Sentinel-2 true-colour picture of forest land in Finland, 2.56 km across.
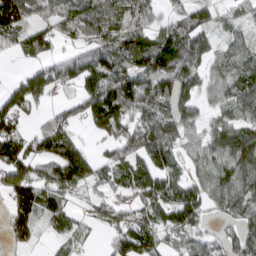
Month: March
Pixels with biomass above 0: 79%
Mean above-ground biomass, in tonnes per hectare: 74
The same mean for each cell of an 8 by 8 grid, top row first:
163 67 100 85 61 40 48 33
46 55 49 85 108 130 57 51
32 92 96 121 96 117 51 86
74 30 47 143 86 82 37 65
93 97 54 65 93 62 71 130
99 68 120 53 79 47 75 107
88 90 22 48 60 117 47 73
60 22 46 40 97 52 50 68
